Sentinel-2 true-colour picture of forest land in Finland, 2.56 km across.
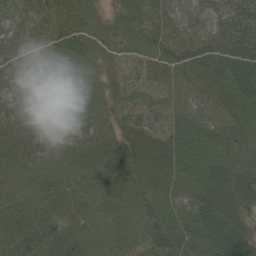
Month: June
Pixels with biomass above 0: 100%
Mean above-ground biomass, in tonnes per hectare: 60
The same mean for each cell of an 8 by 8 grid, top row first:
52 56 58 38 77 53 51 63
58 56 63 56 56 59 70 68
46 46 57 38 45 52 56 89
54 48 55 49 57 53 43 54
67 52 50 54 58 64 75 59
52 48 48 62 62 73 86 77
55 56 42 59 65 68 92 73
72 69 50 60 56 71 97 86
